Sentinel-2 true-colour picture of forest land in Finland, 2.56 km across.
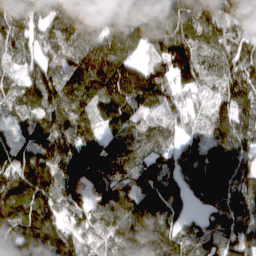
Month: April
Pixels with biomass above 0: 95%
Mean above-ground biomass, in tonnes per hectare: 144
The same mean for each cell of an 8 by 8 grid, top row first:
179 139 154 105 113 139 190 199
117 117 145 164 78 207 97 127
87 184 171 244 212 169 111 201
104 160 151 195 108 102 99 170
90 169 238 112 93 81 138 144
155 179 195 117 143 121 164 134
198 197 111 126 143 99 107 122
156 185 129 108 151 128 111 148
